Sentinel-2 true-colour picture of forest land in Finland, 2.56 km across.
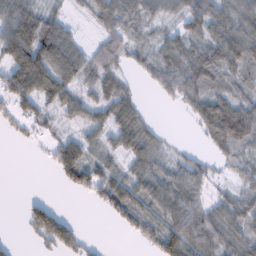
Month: February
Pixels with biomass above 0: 71%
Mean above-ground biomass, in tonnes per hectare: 50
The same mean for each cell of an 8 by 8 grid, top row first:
93 46 10 71 53 37 79 70
132 119 44 42 25 65 73 79
91 104 54 44 21 78 60 35
39 33 42 58 22 8 97 94
5 22 55 36 56 5 28 74
0 4 79 51 53 57 35 31
1 60 0 53 51 74 49 48
6 77 49 0 30 87 64 49
